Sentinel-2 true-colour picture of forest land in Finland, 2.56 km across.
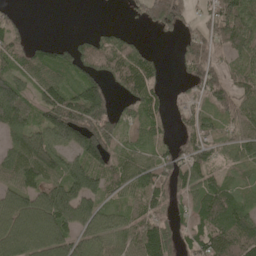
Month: May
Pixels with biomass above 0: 76%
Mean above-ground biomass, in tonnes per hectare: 86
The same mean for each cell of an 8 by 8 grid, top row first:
27 0 0 0 58 87 62 127
75 26 77 85 35 20 81 90
98 102 102 85 124 15 96 71
122 132 173 75 77 27 66 69
87 134 153 91 61 49 83 75
98 109 137 76 82 87 71 47
124 160 146 64 73 58 122 91
141 133 109 87 127 75 120 147
